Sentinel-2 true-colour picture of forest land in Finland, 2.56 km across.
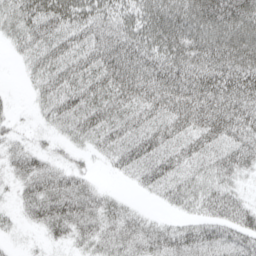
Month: April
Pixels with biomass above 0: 84%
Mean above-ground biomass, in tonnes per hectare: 44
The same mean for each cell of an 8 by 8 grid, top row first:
42 67 54 45 57 67 72 70
20 54 48 57 58 63 70 71
2 43 51 61 64 66 66 69
8 26 57 50 48 62 66 59
20 13 19 42 56 47 48 50
28 50 28 8 36 45 35 25
18 59 60 35 10 18 33 42
7 16 27 41 46 52 50 46
